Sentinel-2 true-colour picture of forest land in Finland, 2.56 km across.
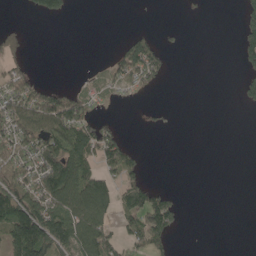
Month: May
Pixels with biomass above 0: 37%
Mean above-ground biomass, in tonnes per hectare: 53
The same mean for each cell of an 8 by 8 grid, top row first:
0 43 0 0 1 0 4 30
57 0 0 10 109 7 0 44
75 11 9 44 93 2 0 27
140 158 100 3 7 3 0 3
132 138 145 96 4 0 0 0
97 138 133 66 47 0 0 0
161 148 128 81 168 49 0 0
135 196 145 102 98 23 0 0
